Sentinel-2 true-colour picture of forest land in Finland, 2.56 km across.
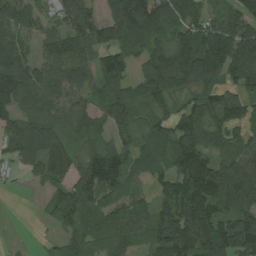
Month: August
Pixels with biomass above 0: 85%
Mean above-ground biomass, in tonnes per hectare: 94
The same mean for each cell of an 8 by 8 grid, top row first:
119 52 107 92 170 109 66 99
112 65 94 106 107 137 133 135
147 82 85 106 91 101 91 83
104 62 71 128 48 77 89 79
124 145 49 68 51 107 90 63
24 92 108 126 53 112 168 129
0 47 94 78 65 143 150 102
2 14 67 74 58 176 157 161
